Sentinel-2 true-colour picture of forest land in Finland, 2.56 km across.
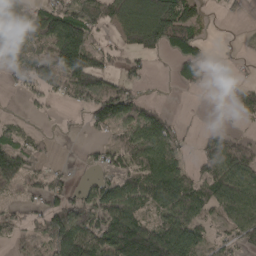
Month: April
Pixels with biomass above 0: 64%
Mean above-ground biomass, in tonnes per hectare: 71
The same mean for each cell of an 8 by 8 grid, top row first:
78 95 111 87 153 136 22 14
162 95 156 36 91 83 27 8
37 78 118 48 33 28 20 15
5 14 31 116 58 6 1 37
81 20 8 44 102 52 46 60
100 55 12 60 110 106 81 122
31 68 86 120 85 128 79 110
28 74 137 148 182 138 49 54
